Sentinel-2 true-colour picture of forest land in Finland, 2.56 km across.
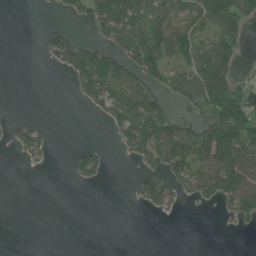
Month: June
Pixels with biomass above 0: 41%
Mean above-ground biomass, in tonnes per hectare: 49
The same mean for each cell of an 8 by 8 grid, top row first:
0 2 28 143 115 66 80 84
0 45 73 69 129 98 81 49
0 0 68 110 86 72 123 46
3 0 3 86 131 36 84 77
47 33 19 15 107 117 118 113
1 4 43 6 54 69 117 132
0 0 0 0 29 31 12 86
0 0 0 0 0 0 0 0
